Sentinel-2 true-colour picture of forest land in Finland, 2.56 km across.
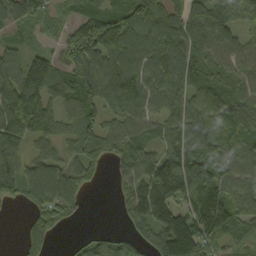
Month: September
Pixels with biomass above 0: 84%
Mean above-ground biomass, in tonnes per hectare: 93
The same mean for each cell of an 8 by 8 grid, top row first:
81 48 35 102 127 101 118 59
55 39 124 162 128 145 104 92
115 132 117 140 130 124 70 84
186 100 101 64 82 103 91 100
87 54 91 62 81 99 90 64
90 130 63 30 109 203 118 97
11 85 33 9 119 134 190 87
10 60 16 38 83 205 102 48
